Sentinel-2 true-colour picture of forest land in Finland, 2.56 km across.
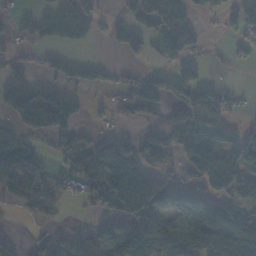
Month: November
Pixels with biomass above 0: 56%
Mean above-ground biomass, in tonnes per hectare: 67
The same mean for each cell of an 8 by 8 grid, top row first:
20 64 103 16 79 145 24 91
23 35 23 24 42 136 15 24
75 30 38 17 45 71 25 1
123 99 45 31 52 41 92 16
59 22 48 72 57 57 117 72
106 32 58 132 122 33 153 109
15 32 8 76 116 103 101 64
13 35 57 90 170 160 165 179
